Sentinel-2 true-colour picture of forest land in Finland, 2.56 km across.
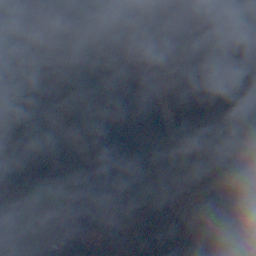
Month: November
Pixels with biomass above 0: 75%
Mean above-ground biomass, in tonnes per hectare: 72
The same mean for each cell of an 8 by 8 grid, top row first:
25 16 42 72 83 8 1 8
97 4 93 57 79 55 65 9
59 29 106 94 56 78 78 24
94 39 88 57 88 115 97 94
142 87 46 112 88 83 91 87
84 102 74 109 123 59 67 88
26 16 150 77 102 63 82 84
60 108 129 115 68 71 55 63
